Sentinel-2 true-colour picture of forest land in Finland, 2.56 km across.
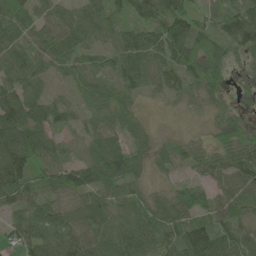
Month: June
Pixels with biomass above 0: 91%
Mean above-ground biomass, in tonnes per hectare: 59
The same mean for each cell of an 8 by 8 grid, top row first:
89 48 74 70 53 89 39 93
60 74 69 57 98 97 46 74
51 26 48 58 61 49 64 6
97 60 24 58 16 7 19 15
124 61 17 62 38 34 25 57
111 63 45 84 27 25 47 71
49 61 55 59 73 81 52 52
53 75 58 77 78 73 102 73
